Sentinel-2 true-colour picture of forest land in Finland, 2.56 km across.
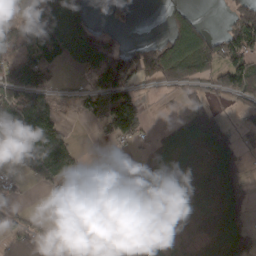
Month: March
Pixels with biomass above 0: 56%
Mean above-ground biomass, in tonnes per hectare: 66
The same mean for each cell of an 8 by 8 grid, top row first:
35 165 57 14 0 55 4 84
88 136 67 57 69 132 77 103
128 58 13 124 63 86 56 122
138 55 32 137 59 9 82 19
216 173 19 36 47 63 70 24
31 148 155 11 104 28 21 65
22 15 112 14 96 37 19 75
34 30 24 7 112 14 13 88
